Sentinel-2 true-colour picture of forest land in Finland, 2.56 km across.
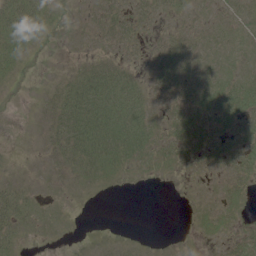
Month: June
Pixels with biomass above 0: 60%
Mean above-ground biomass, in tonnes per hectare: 14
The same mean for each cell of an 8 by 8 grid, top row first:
44 27 5 20 15 9 6 10
29 7 4 12 8 15 9 7
10 3 27 36 12 23 18 15
0 13 41 39 23 21 29 34
0 12 39 35 25 21 27 29
4 6 14 9 4 4 6 19
29 6 1 0 0 0 9 10
15 2 1 3 2 2 6 14
